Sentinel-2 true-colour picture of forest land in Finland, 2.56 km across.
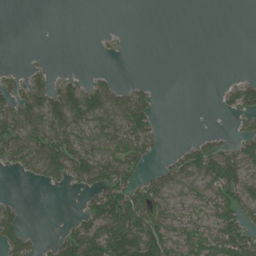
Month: July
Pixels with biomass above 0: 46%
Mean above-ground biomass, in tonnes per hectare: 42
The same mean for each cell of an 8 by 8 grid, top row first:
0 0 0 0 0 0 0 0
0 1 0 8 0 0 0 0
22 42 23 20 7 0 0 19
85 102 98 71 75 0 0 47
72 93 58 68 76 7 43 55
13 57 76 101 42 53 81 80
29 0 23 125 100 37 40 87
74 14 116 116 129 45 49 96
